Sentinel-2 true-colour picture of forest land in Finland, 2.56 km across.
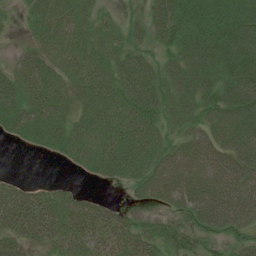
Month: July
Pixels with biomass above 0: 83%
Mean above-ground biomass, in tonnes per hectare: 56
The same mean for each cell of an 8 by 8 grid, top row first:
12 69 49 18 45 78 92 87
10 55 55 45 48 52 82 103
60 66 55 59 89 69 71 105
67 66 37 64 70 52 56 80
16 41 59 68 61 41 61 74
11 1 10 44 56 83 71 70
95 68 62 32 18 45 91 86
51 41 50 57 66 48 40 34
